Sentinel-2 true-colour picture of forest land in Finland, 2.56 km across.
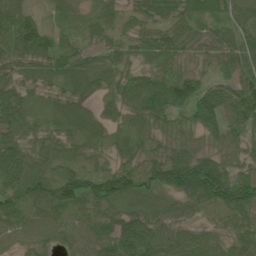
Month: July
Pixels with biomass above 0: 91%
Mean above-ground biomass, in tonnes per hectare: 53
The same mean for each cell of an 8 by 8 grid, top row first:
73 18 30 25 45 49 29 46
58 57 39 37 44 60 39 61
40 38 52 33 46 91 37 74
60 31 49 30 62 55 101 79
53 36 36 30 32 42 29 42
87 65 67 78 62 91 113 51
53 75 53 45 51 35 38 90
39 41 55 81 88 50 46 54
